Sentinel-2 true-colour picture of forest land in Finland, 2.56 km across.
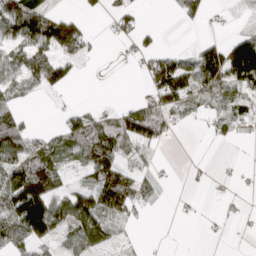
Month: March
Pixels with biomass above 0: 53%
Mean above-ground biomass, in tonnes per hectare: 51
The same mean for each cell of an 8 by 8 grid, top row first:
126 85 35 42 15 19 20 23
62 79 61 2 41 15 64 114
72 82 13 0 31 139 112 96
30 2 41 36 91 64 36 52
85 55 78 94 66 4 9 5
111 96 23 102 30 5 10 14
146 129 100 84 20 5 1 10
59 65 81 35 9 0 2 1
